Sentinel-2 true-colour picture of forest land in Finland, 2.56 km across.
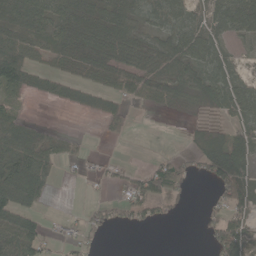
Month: May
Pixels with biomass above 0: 60%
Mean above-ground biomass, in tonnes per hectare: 51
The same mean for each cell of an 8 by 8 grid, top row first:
65 73 75 79 67 79 62 86
88 48 81 97 78 79 78 20
77 47 50 65 89 76 71 51
28 1 29 58 8 17 21 70
101 74 18 7 0 0 48 58
118 66 10 22 54 74 47 78
77 13 7 33 58 10 17 48
96 38 23 1 0 0 31 102
